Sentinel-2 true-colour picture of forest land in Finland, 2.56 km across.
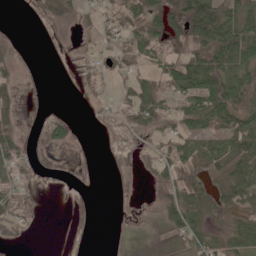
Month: June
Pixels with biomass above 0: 57%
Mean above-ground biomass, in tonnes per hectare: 39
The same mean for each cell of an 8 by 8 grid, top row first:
5 29 26 34 55 68 119 75
18 3 8 32 55 32 91 92
22 6 17 18 37 68 80 72
32 25 1 16 61 48 83 72
60 44 9 9 28 52 58 74
42 27 20 9 18 60 46 75
68 2 13 6 24 78 41 56
21 0 5 8 20 45 45 50
